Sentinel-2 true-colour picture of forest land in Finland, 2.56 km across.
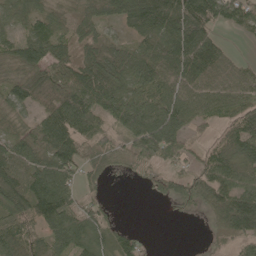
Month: May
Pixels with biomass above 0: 80%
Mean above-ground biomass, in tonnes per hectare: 69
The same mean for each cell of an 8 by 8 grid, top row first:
50 46 43 55 112 132 92 61
66 86 51 37 49 104 97 6
46 69 93 91 109 84 66 52
45 75 113 93 134 114 49 69
64 91 83 67 112 68 29 90
90 100 52 18 28 57 89 74
98 103 60 13 0 29 76 140
95 63 67 42 23 0 20 78
